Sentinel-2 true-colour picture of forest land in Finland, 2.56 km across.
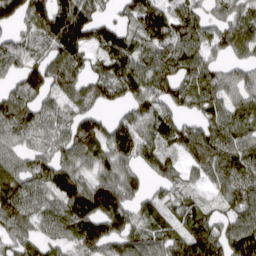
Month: April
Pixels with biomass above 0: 86%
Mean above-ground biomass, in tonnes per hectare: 102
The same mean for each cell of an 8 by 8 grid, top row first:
111 161 153 53 119 103 70 92
109 96 131 130 98 120 88 82
77 140 91 125 120 121 100 79
121 78 101 41 108 76 96 94
72 82 124 122 109 86 129 111
100 110 88 105 58 70 89 105
119 85 142 171 84 65 64 98
91 66 112 109 98 88 126 152
